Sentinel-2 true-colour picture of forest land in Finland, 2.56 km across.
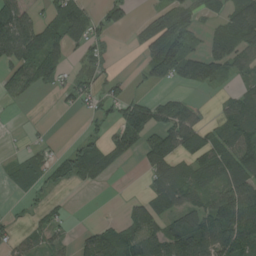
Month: August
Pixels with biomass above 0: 59%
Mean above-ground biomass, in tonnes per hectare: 58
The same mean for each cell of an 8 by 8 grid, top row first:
97 57 95 50 21 87 41 96
95 94 43 22 48 133 55 89
93 57 53 39 30 59 75 33
4 1 29 46 88 89 16 75
7 23 40 59 69 79 67 87
57 49 58 14 31 88 50 86
7 29 1 0 57 67 79 121
54 44 33 79 98 81 99 113
